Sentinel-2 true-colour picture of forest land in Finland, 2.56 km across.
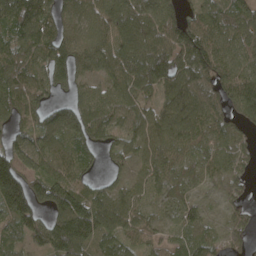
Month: April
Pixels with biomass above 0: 88%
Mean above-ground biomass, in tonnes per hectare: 88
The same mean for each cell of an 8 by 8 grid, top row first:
131 87 90 107 102 84 85 95
86 103 94 110 125 123 117 67
111 79 58 79 121 121 95 105
85 63 91 90 69 114 81 99
64 80 83 54 79 73 56 58
171 122 75 28 61 64 53 59
161 97 150 122 55 68 41 47
66 109 157 85 64 44 72 49
